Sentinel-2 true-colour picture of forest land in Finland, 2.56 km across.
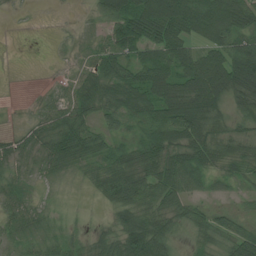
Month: July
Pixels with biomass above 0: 83%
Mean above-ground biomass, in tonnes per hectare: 56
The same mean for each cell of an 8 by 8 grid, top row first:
4 1 9 92 127 129 132 79
0 3 21 76 77 74 67 80
0 6 35 71 78 87 114 121
2 46 54 49 66 125 101 46
33 63 83 34 59 75 88 55
31 30 21 62 79 86 47 32
32 18 6 50 82 64 27 19
29 36 26 78 138 24 39 74
